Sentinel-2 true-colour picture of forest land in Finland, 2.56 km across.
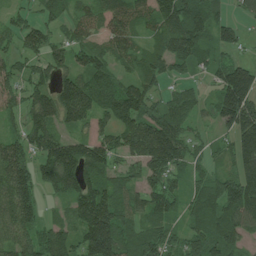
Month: July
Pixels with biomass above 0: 84%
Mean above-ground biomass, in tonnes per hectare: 98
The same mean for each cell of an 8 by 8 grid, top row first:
48 56 65 139 97 131 105 35
64 96 79 87 58 150 87 52
71 68 110 97 86 48 54 194
48 119 130 120 116 88 43 198
81 110 94 85 160 150 42 131
131 94 129 75 90 76 55 123
126 17 123 149 96 67 121 142
91 107 95 176 100 65 124 78
